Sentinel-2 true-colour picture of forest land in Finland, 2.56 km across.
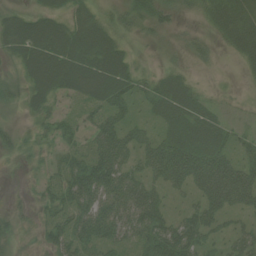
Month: August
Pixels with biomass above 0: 78%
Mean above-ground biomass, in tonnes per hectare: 38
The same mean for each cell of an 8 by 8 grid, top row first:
31 38 37 28 36 20 25 45
47 73 67 51 8 9 15 35
25 69 67 75 29 37 3 4
12 34 21 45 21 53 30 7
23 16 25 70 39 64 53 27
3 22 64 70 41 56 64 58
11 28 62 68 73 13 45 28
15 35 55 50 48 68 26 31
